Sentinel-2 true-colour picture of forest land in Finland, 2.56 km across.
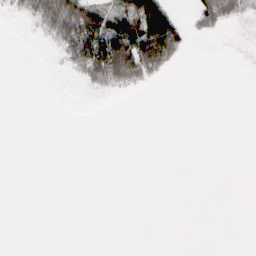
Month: February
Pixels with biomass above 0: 16%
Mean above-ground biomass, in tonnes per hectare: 15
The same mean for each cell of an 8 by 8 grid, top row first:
9 69 106 56 98 30 51 18
0 4 109 127 97 48 0 0
0 0 21 60 28 0 0 0
0 0 0 0 0 0 0 0
0 0 0 0 0 0 0 0
0 0 0 0 0 0 0 0
0 0 0 0 0 0 0 0
0 0 0 0 0 0 0 0
